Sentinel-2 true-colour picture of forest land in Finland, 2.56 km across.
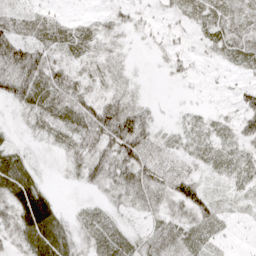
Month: April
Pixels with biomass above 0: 80%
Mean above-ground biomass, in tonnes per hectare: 29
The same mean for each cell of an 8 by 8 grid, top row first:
16 15 5 14 11 15 16 19
75 34 18 8 5 20 15 23
89 45 32 10 3 10 5 9
16 29 44 49 34 7 8 37
21 19 34 69 55 15 19 31
70 11 27 63 53 36 17 23
60 55 12 20 33 50 45 17
39 78 33 19 25 24 18 5
